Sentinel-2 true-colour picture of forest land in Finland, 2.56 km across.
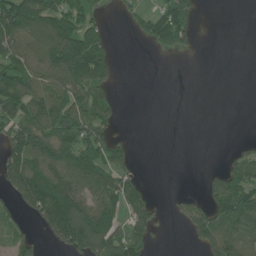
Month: June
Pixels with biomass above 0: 50%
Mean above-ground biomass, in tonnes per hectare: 60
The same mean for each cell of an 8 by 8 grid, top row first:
138 138 98 4 39 110 0 0
100 125 155 26 10 48 0 0
108 104 137 45 0 0 0 0
79 109 103 44 0 0 0 0
106 93 95 72 0 0 0 14
125 98 108 77 9 0 22 73
47 114 99 89 78 18 79 105
54 44 106 96 72 0 92 105
